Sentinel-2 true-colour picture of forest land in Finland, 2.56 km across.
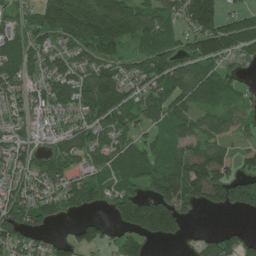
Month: June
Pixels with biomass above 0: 78%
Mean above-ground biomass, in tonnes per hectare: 89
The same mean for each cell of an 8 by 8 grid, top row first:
44 104 145 138 101 91 197 70
105 80 84 91 68 85 130 70
79 82 103 124 94 113 90 39
53 51 83 113 86 86 76 58
67 47 89 74 78 62 85 30
62 103 60 96 104 135 218 90
124 83 73 76 193 148 65 82
89 40 73 48 82 46 57 68
